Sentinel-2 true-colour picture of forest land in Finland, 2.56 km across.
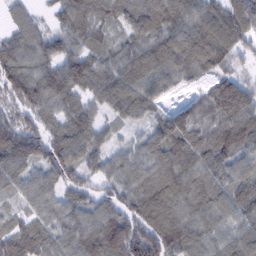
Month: February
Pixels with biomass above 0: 93%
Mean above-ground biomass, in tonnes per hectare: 88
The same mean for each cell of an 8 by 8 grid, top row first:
42 18 76 62 109 101 97 99
92 74 72 45 97 111 95 61
121 113 106 91 106 65 49 69
72 75 87 58 71 73 71 133
152 107 108 46 64 135 102 96
99 82 64 60 76 111 88 84
37 76 92 82 101 102 94 96
102 82 108 137 162 110 79 97
